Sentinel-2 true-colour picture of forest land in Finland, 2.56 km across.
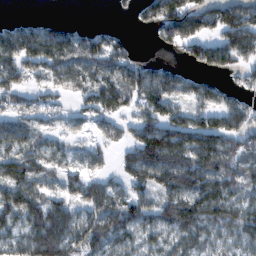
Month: February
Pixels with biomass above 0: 77%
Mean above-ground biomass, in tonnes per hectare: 78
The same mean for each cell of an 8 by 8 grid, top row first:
9 14 1 5 36 126 91 104
107 108 84 75 1 43 85 108
86 59 68 86 92 61 38 30
70 56 43 81 88 69 88 78
67 43 37 46 178 154 130 88
106 51 58 44 101 157 127 80
116 95 63 102 82 135 115 80
72 155 91 89 55 67 63 68
